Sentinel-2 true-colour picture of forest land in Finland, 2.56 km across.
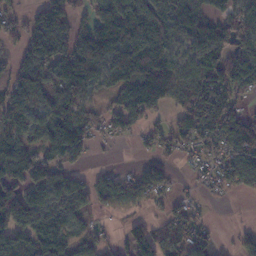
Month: November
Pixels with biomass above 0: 74%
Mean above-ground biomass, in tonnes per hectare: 86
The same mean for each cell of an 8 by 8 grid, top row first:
47 98 49 170 128 86 56 99
42 123 128 161 142 69 107 91
68 77 158 69 127 122 122 135
96 76 81 68 105 71 129 74
92 102 101 22 39 83 92 141
132 112 39 42 80 24 64 100
170 94 56 42 41 54 23 2
95 124 64 30 108 79 41 32
